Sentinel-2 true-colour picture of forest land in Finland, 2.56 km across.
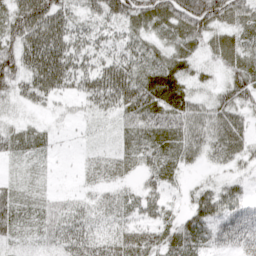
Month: April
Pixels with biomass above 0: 88%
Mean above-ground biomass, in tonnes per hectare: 45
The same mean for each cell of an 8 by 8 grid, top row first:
68 87 37 60 79 81 80 48
69 90 48 40 39 44 34 55
59 77 50 71 63 62 18 61
16 17 16 35 72 63 49 44
43 23 6 13 45 59 53 49
17 10 11 32 29 28 12 23
34 23 29 35 48 18 75 65
20 25 50 46 65 60 61 54
